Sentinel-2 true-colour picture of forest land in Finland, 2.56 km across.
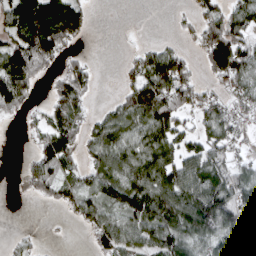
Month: April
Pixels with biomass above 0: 66%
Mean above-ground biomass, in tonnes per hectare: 61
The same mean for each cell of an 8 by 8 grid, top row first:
99 121 73 0 0 10 62 74
89 128 15 0 25 24 83 81
125 27 68 0 96 115 27 68
37 40 48 39 110 96 56 39
0 73 56 101 86 74 65 36
3 59 40 85 100 96 113 58
0 14 53 59 101 118 138 103
12 1 1 74 70 89 73 82
